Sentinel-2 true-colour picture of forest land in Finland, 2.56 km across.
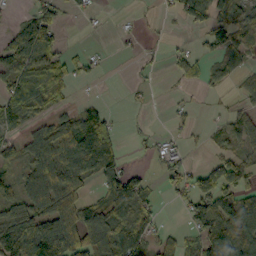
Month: October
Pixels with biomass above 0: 54%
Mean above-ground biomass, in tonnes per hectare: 51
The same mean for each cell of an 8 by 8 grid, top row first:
9 48 14 3 3 29 81 51
74 79 7 3 11 10 29 52
76 96 16 0 7 20 29 28
86 49 49 14 4 13 2 27
31 68 155 86 8 14 16 36
28 88 48 77 31 46 73 61
61 105 91 80 48 15 92 97
113 173 113 90 65 49 88 79
